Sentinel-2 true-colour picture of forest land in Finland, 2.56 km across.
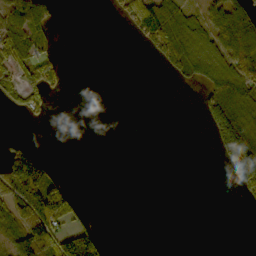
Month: October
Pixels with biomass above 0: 33%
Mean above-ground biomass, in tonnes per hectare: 45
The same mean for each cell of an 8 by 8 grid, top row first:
75 44 0 12 126 102 56 100
105 29 0 0 22 97 70 132
52 77 0 0 0 21 57 115
13 25 0 0 0 0 76 107
34 1 0 0 0 0 12 181
180 91 0 0 0 0 0 142
119 189 29 0 0 0 0 4
80 119 166 4 0 0 0 0
